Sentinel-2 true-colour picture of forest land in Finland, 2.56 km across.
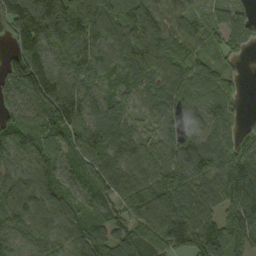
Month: September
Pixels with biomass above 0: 93%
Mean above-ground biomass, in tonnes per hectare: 99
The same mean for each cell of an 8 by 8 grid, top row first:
153 175 165 91 82 88 55 84
85 125 150 89 120 82 66 67
110 146 91 52 103 103 90 34
83 141 127 88 49 106 108 52
103 77 114 134 68 115 90 92
92 93 77 123 84 113 105 154
94 121 81 67 110 128 84 117
67 76 91 101 94 105 139 95
